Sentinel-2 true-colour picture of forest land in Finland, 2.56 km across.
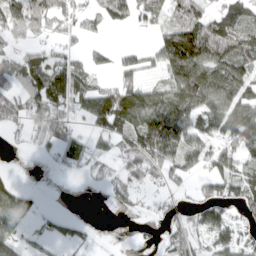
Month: April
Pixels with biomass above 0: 63%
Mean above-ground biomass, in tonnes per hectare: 70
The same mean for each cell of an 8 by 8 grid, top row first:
111 124 63 71 51 77 91 93
48 44 28 25 26 163 150 122
95 161 90 33 51 86 122 108
72 117 48 155 118 114 92 112
16 65 74 49 126 101 73 115
14 4 21 53 76 58 68 93
92 6 0 17 19 31 86 54
35 29 34 1 9 60 55 72
